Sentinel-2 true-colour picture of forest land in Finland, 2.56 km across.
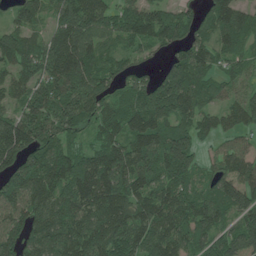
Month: June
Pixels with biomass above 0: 89%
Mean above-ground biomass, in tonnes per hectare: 108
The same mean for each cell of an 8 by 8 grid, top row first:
59 74 161 97 119 86 75 93
125 133 150 54 60 77 92 86
90 113 129 70 62 168 85 57
85 128 130 97 145 141 78 85
168 103 59 103 113 164 35 59
128 134 160 155 107 127 59 122
92 121 133 164 118 140 106 116
90 130 138 129 126 123 95 117
